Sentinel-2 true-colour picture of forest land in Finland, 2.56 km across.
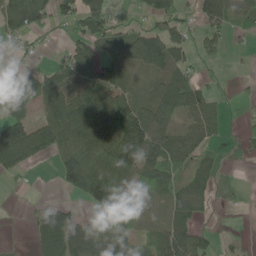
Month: May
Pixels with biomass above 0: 63%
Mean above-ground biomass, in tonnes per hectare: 62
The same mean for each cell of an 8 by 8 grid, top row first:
112 61 107 39 36 53 67 50
30 10 87 40 116 69 30 13
47 74 113 72 16 59 19 7
55 92 106 115 89 84 74 7
161 85 128 130 122 50 35 21
26 1 170 160 86 52 52 0
1 65 22 76 33 66 22 11
3 95 87 87 29 102 34 9
